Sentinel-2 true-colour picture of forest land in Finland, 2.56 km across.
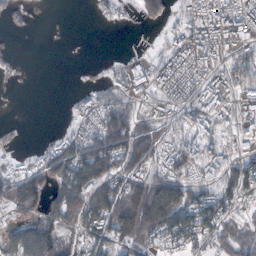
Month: October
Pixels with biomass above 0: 61%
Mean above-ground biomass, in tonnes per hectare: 44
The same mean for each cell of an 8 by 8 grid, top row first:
15 3 0 21 39 19 34 39
6 0 0 0 5 29 37 33
6 0 3 28 35 38 29 42
0 0 21 91 29 36 41 28
17 20 70 121 110 43 36 20
53 61 100 84 66 63 33 61
55 60 98 106 139 115 65 22
62 75 40 73 63 49 45 56
